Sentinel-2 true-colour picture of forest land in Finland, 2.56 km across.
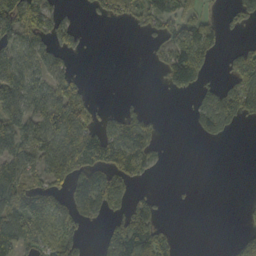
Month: October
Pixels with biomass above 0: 50%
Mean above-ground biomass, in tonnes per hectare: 57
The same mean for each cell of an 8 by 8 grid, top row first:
104 78 9 31 55 61 31 40
95 64 29 0 8 126 68 31
115 72 36 0 0 87 28 78
103 115 93 26 27 0 94 81
84 97 117 124 100 0 13 0
84 78 91 95 40 0 0 0
91 112 81 71 80 2 0 9
94 57 53 84 125 32 0 56
